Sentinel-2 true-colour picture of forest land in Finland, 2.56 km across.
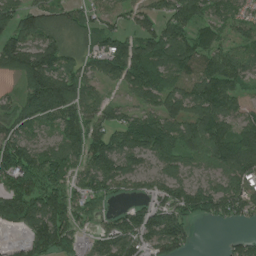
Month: June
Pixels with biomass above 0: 81%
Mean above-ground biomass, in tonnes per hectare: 99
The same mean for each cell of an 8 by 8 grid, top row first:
101 115 66 52 70 104 82 75
150 137 67 108 113 125 103 73
41 178 110 62 133 98 131 78
74 141 118 62 75 107 121 65
146 68 128 127 153 113 134 106
154 123 72 115 61 77 58 106
185 158 72 31 65 111 99 105
21 173 57 98 82 132 0 48
